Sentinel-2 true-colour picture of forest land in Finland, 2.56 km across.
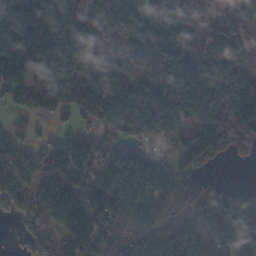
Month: November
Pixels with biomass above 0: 83%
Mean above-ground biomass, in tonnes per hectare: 132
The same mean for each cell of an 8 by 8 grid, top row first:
296 251 165 105 134 163 101 80
217 249 256 61 85 126 166 105
125 183 204 142 98 201 270 180
33 87 95 137 115 173 242 181
83 39 53 69 63 52 143 87
99 91 127 225 180 86 44 0
74 103 200 184 130 123 118 96
18 70 162 132 180 164 108 96
